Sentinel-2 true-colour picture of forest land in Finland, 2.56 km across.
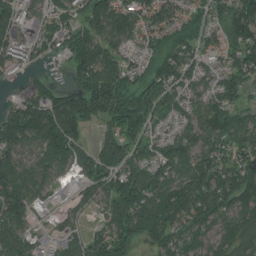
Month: July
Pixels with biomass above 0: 85%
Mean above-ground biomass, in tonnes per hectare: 100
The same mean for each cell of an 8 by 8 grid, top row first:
89 73 74 138 98 73 68 121
77 66 139 95 60 103 64 107
19 48 90 139 86 111 71 87
112 190 162 125 111 67 112 68
117 160 105 90 83 103 94 92
123 78 81 110 113 106 147 137
134 38 41 105 129 142 153 148
119 34 67 130 81 97 92 130
